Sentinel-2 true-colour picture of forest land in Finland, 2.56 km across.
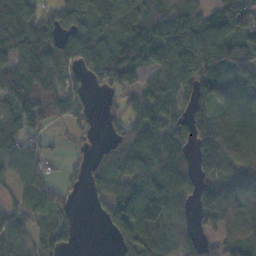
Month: November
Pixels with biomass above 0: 79%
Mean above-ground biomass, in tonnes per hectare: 76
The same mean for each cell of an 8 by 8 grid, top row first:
117 46 94 132 102 117 68 109
81 81 93 89 107 130 101 98
84 85 43 71 54 71 72 94
86 52 26 25 101 61 78 108
65 22 17 43 83 87 102 111
53 51 34 76 89 103 85 90
59 73 11 66 128 98 103 71
68 59 13 30 74 83 41 75
